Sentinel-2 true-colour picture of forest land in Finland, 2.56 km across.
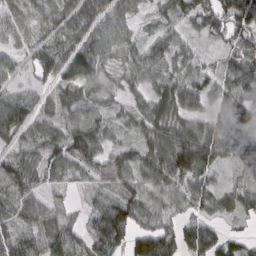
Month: March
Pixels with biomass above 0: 88%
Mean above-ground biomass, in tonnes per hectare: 61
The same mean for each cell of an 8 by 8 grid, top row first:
40 45 73 61 19 47 69 112
28 56 79 60 50 51 13 60
31 40 77 31 54 67 52 71
85 33 55 28 62 70 56 89
47 66 94 38 61 107 108 36
90 40 43 73 52 85 46 32
60 66 27 103 70 36 48 52
67 97 54 107 120 102 89 39
